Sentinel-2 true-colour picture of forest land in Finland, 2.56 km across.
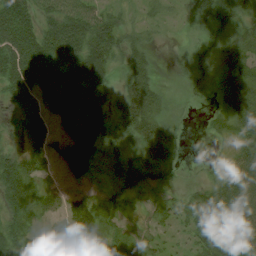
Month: August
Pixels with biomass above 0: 73%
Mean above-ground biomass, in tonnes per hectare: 50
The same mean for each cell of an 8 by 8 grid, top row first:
103 47 78 30 12 5 44 37
115 90 104 73 34 5 20 41
104 81 95 32 64 9 16 51
49 79 109 47 89 5 10 50
10 58 93 32 57 23 4 34
105 34 29 19 45 7 10 68
71 47 55 41 13 22 72 79
85 44 88 48 22 12 56 77
